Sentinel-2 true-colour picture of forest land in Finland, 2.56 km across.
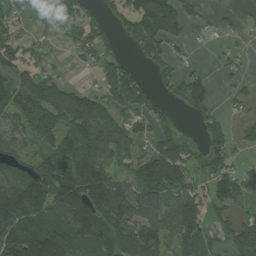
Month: July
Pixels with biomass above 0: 67%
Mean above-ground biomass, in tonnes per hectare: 82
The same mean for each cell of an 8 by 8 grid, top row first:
50 51 73 37 132 105 13 9
60 14 57 26 75 24 4 19
92 82 8 92 38 55 33 21
108 155 156 66 71 23 56 20
52 87 136 81 41 98 71 21
87 145 204 77 125 128 74 46
167 125 159 146 108 125 82 40
139 183 128 142 118 106 64 96
